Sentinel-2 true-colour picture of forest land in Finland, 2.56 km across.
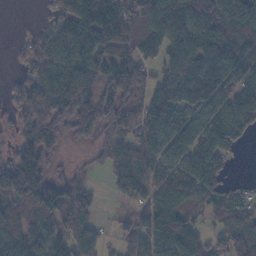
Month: November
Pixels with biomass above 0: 83%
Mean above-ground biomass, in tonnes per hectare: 93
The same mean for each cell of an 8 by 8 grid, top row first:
0 29 130 170 89 122 131 129
16 83 130 117 61 91 124 126
30 108 107 114 82 104 112 86
60 125 116 120 113 97 92 120
87 130 33 62 93 102 140 46
188 98 46 56 97 156 138 9
78 113 117 8 80 122 67 75
110 90 107 22 83 133 57 68
